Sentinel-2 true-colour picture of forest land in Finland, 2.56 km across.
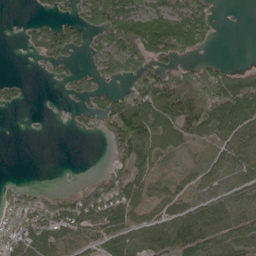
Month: May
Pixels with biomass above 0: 61%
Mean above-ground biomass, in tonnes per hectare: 63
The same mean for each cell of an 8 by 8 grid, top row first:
1 34 57 175 120 104 73 1
3 89 49 98 154 129 25 0
22 15 56 65 115 102 115 107
11 5 33 124 114 110 107 97
0 0 1 49 104 45 42 55
2 0 3 80 69 19 42 42
56 67 113 95 57 58 71 71
78 77 55 70 58 94 86 70
